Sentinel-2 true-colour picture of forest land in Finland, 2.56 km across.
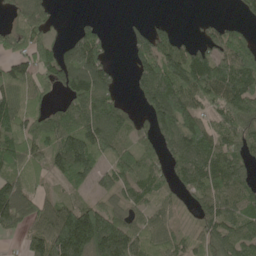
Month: May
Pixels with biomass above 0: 74%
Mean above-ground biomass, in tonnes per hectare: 89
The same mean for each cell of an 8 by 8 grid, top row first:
41 45 9 0 10 5 12 30
55 63 127 23 85 112 89 119
103 76 166 75 107 157 159 150
121 63 111 115 75 154 64 119
95 92 161 95 58 119 118 99
70 44 81 75 95 84 139 100
145 71 91 60 58 40 94 101
19 128 213 212 72 50 75 109
